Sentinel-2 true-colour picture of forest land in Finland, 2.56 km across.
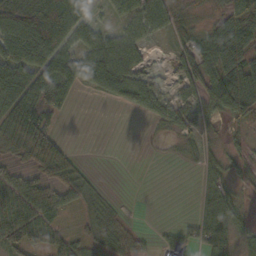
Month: October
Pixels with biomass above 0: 67%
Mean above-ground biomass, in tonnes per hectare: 47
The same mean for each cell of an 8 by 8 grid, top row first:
96 101 59 31 62 38 16 62
116 106 52 72 33 32 71 75
111 129 83 122 41 26 61 101
98 58 1 2 38 57 46 67
52 42 1 0 2 14 15 17
43 54 45 0 0 0 28 26
66 60 37 20 0 0 42 32
67 51 34 50 25 34 52 33
